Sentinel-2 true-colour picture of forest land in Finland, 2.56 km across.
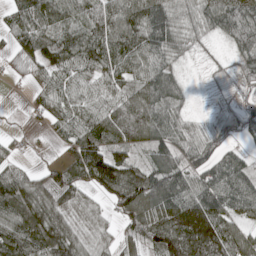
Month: May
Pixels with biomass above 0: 87%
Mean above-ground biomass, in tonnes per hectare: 85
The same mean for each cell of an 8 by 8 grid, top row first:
57 107 98 111 118 81 83 126
68 113 121 117 106 66 19 73
26 64 73 84 94 59 13 46
5 62 92 98 108 62 15 63
22 11 107 98 69 92 82 36
79 78 99 144 104 97 93 88
140 125 66 46 110 123 154 94
142 138 73 40 79 139 158 112
